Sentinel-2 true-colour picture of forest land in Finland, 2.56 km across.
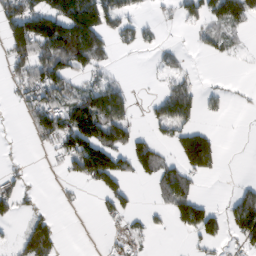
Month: February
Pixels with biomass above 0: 44%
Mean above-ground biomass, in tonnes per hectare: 57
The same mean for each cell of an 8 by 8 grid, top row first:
145 172 227 99 22 25 65 65
118 156 196 46 25 14 25 12
56 124 51 44 2 37 2 2
8 113 122 119 14 92 13 3
3 36 139 110 55 55 83 0
25 2 69 117 34 90 26 2
46 6 6 46 10 83 52 86
27 88 0 9 22 1 40 38
